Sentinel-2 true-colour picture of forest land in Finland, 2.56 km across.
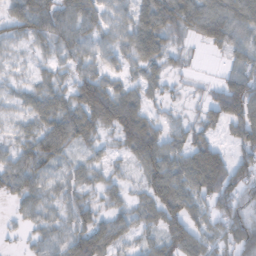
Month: November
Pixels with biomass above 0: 85%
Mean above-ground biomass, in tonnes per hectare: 56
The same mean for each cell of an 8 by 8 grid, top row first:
50 78 68 34 71 82 83 77
23 36 54 46 77 27 27 55
23 32 63 47 42 14 10 72
28 65 80 95 65 17 38 96
40 85 51 26 98 47 60 61
61 53 38 28 45 101 132 81
23 39 56 38 43 83 54 72
9 48 75 69 37 76 56 94
